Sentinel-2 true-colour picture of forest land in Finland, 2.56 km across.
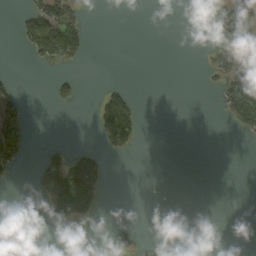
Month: September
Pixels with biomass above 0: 17%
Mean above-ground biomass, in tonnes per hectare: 26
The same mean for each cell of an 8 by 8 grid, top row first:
16 108 41 0 0 0 30 93
6 103 64 0 0 0 10 28
18 9 18 4 0 0 7 120
82 1 1 145 12 0 0 108
111 16 1 83 5 0 0 2
12 85 86 2 1 0 0 0
0 59 119 0 0 0 0 0
0 4 0 26 13 0 0 0
